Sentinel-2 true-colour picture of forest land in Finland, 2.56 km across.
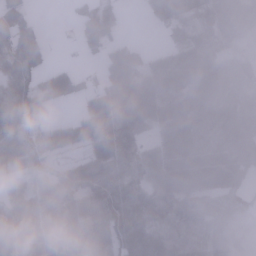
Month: January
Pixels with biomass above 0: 83%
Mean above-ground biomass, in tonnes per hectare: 71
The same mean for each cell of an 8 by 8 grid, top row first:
85 1 37 49 13 80 72 100
103 33 26 60 28 63 70 31
83 60 45 85 92 117 140 81
107 41 37 110 150 128 106 78
69 66 52 87 60 101 71 85
48 54 77 62 64 137 121 79
68 60 66 79 79 65 50 21
106 39 37 62 91 102 71 17
